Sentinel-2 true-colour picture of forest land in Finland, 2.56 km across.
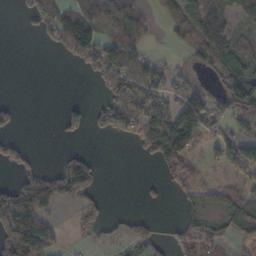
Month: October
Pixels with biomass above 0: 50%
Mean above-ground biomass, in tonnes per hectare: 59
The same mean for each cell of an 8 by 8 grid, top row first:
5 80 110 94 55 89 117 75
0 28 153 98 60 25 141 74
0 0 5 86 92 46 14 107
35 0 41 118 86 119 96 88
38 0 9 4 78 168 42 77
38 66 90 0 4 64 5 59
127 54 53 5 8 10 40 93
161 103 13 27 51 35 65 46
